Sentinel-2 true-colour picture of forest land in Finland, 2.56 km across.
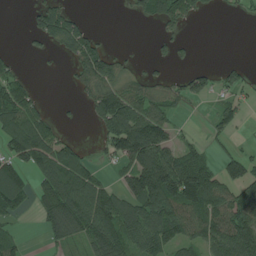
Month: July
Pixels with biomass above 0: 54%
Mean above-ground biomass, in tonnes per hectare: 68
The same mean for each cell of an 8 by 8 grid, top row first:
0 95 26 0 41 80 11 10
4 25 87 20 1 29 0 0
51 0 50 81 42 27 45 40
122 26 9 152 89 30 15 45
110 105 32 84 185 62 27 13
90 102 119 23 178 178 107 91
73 80 146 127 119 107 119 112
43 31 65 143 119 87 94 147
